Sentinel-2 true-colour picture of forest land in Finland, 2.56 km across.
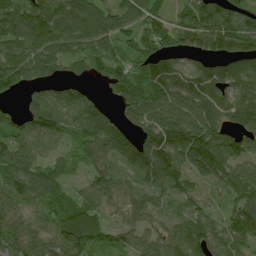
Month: July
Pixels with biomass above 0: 89%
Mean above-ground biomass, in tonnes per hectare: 87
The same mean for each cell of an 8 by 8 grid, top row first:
118 121 113 79 80 39 104 100
86 84 68 67 72 69 85 102
105 63 50 77 105 128 124 112
49 124 106 36 108 117 114 111
87 65 59 94 99 140 148 83
109 93 39 65 80 106 92 104
59 65 111 52 62 42 43 87
70 69 130 69 81 73 86 78
